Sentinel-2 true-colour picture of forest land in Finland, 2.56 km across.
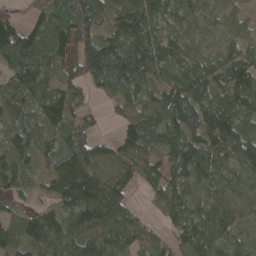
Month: April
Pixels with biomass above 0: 90%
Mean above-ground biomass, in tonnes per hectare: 83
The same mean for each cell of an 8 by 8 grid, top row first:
28 70 111 96 106 55 50 45
150 107 109 99 125 72 36 81
78 77 68 109 82 66 103 97
62 102 44 20 87 113 117 97
63 52 93 61 112 130 98 113
95 81 178 83 59 115 83 53
39 51 129 113 23 85 72 63
69 97 83 88 65 54 94 63
